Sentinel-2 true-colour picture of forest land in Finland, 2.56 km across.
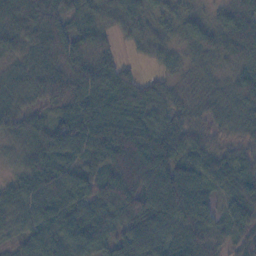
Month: November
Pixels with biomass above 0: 94%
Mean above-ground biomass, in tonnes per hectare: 55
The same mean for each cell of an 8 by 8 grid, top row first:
73 77 49 50 42 40 17 52
42 62 68 23 25 29 36 49
41 62 86 66 27 18 24 45
53 45 82 59 42 32 29 39
31 64 72 111 83 85 47 34
32 66 60 83 97 92 61 55
47 67 57 58 70 107 62 65
27 48 73 48 69 63 64 34
